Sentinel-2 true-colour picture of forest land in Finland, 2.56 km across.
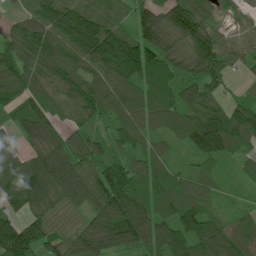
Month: July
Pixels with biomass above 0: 94%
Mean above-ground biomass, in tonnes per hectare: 110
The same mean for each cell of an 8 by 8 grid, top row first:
43 126 132 73 96 139 80 45
115 153 159 185 158 98 158 75
128 122 118 119 113 90 127 26
81 99 88 84 105 104 130 98
61 139 106 77 83 52 167 102
110 193 148 111 123 79 59 39
64 98 99 173 141 116 68 31
191 104 139 145 137 129 148 110
